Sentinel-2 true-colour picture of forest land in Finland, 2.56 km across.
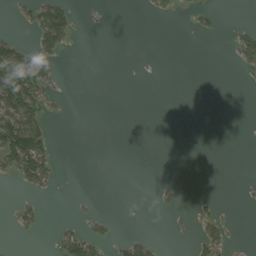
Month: August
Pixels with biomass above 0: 16%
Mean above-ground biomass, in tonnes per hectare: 20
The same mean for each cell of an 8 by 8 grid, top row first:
13 100 7 1 4 9 13 0
73 62 1 0 0 0 0 45
131 51 0 0 0 0 0 3
119 34 0 0 0 0 0 0
154 56 0 0 0 0 0 0
43 56 0 0 0 1 0 1
25 4 6 0 0 17 17 2
4 7 81 27 34 1 53 3
